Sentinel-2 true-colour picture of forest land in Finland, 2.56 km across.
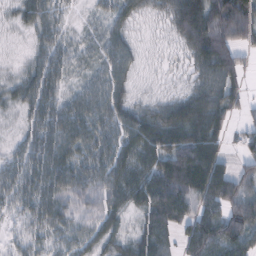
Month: February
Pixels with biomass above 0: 88%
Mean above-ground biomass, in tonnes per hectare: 65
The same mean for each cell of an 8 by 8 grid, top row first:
27 62 9 44 22 76 145 102
4 50 26 55 11 21 134 68
30 62 26 66 8 10 70 48
23 68 74 75 53 85 106 35
24 74 77 70 94 102 103 33
61 86 72 75 79 159 175 81
43 74 45 60 68 127 90 105
25 40 49 47 71 51 117 96
